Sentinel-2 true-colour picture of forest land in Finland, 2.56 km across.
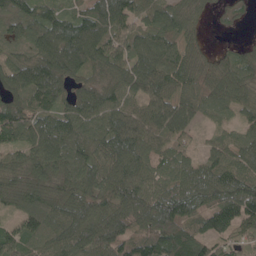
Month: May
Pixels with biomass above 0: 92%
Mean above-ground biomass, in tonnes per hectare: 85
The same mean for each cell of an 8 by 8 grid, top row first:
78 78 72 123 81 89 25 25
71 125 132 117 98 78 24 35
108 143 61 73 105 86 59 74
107 99 92 93 73 86 47 51
88 115 89 103 92 78 35 67
79 96 90 90 84 89 88 85
57 93 91 89 113 114 72 97
103 100 102 94 95 121 84 68
